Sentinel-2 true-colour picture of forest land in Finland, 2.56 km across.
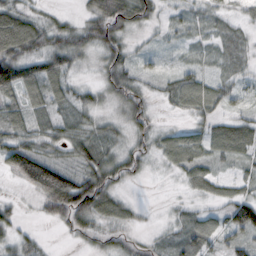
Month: October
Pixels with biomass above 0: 81%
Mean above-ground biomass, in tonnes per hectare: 36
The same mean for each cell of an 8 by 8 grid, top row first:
62 16 20 86 40 20 31 20
77 52 51 54 10 14 20 22
61 57 14 50 22 29 30 22
49 35 31 15 33 16 40 18
49 31 41 25 24 53 45 60
52 111 53 50 13 15 43 23
16 57 89 48 6 9 18 73
32 5 18 23 9 30 51 43
